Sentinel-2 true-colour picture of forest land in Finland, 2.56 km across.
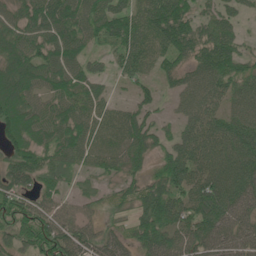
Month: June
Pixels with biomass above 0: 83%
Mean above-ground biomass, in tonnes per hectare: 70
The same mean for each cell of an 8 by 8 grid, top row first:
56 105 80 88 73 112 41 31
85 84 63 55 81 102 93 48
113 76 67 24 42 44 87 76
105 69 67 38 49 25 63 70
83 74 71 40 73 56 80 108
88 50 23 33 51 88 93 105
65 55 32 24 72 76 119 83
57 91 79 50 70 78 94 74
